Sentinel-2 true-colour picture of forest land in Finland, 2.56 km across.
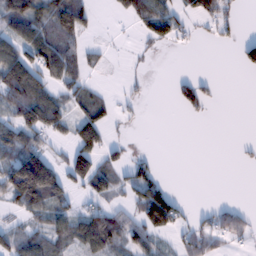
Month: February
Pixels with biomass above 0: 46%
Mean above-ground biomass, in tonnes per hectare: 46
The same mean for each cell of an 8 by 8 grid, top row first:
94 83 86 15 84 52 64 16
80 95 48 6 13 16 4 37
132 64 46 2 8 20 18 0
85 98 47 25 7 9 17 0
82 42 78 30 0 0 0 7
129 137 76 54 54 0 0 0
45 85 33 48 104 66 17 25
60 62 67 88 61 28 52 29
